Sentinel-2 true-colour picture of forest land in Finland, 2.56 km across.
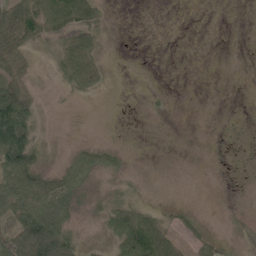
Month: May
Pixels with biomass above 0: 50%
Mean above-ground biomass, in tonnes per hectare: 27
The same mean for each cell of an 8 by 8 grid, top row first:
72 72 88 6 0 0 0 0
58 27 73 3 0 0 0 0
52 5 58 6 0 0 0 0
128 4 0 0 2 0 0 0
140 9 11 9 0 0 0 1
96 38 44 12 2 0 0 1
76 84 19 32 23 9 0 3
68 152 19 35 134 32 19 5
